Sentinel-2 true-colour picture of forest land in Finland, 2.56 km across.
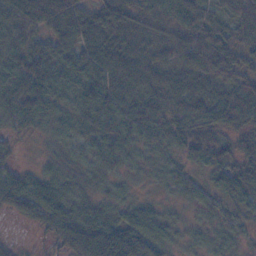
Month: November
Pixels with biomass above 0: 91%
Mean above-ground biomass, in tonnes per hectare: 41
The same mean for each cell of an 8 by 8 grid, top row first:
73 94 60 48 30 50 30 46
42 38 56 62 30 51 56 48
60 63 57 60 46 50 57 51
46 44 37 41 39 37 54 66
11 12 20 33 21 25 44 40
40 26 20 18 9 18 35 54
39 56 35 26 31 12 25 25
6 14 76 90 68 18 25 13
